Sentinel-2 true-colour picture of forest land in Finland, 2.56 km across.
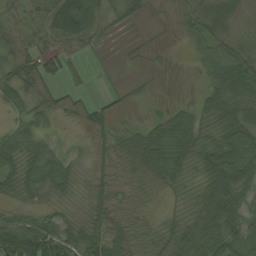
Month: August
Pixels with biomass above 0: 80%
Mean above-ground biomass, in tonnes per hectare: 38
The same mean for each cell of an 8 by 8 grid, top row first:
10 40 95 12 10 11 46 21
27 22 16 4 4 2 45 37
50 31 10 3 3 0 32 87
29 32 25 23 5 33 40 62
56 31 12 39 68 74 47 78
53 72 22 20 37 41 63 86
30 31 18 31 10 17 78 66
73 72 54 47 21 57 89 73
